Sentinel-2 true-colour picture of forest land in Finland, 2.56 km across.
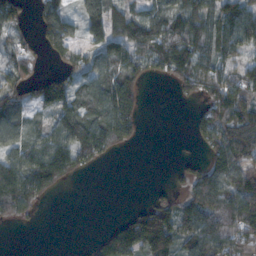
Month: November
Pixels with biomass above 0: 66%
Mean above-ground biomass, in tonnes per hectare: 75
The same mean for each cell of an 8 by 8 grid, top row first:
73 97 75 113 77 97 103 95
53 63 63 104 108 121 88 83
77 76 73 108 63 66 91 97
79 50 116 139 37 1 77 104
74 107 121 80 6 2 63 142
130 125 20 0 0 14 89 117
86 6 0 0 33 86 123 151
0 0 0 90 106 92 140 140
